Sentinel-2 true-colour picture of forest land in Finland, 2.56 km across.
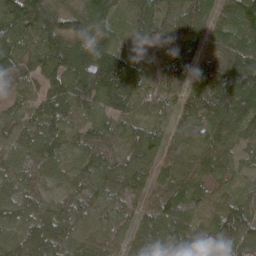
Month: May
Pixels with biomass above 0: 96%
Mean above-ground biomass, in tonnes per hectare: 78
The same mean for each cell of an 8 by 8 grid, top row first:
141 98 101 95 96 80 70 103
94 104 110 82 61 96 53 112
70 79 87 149 79 80 100 167
46 94 74 86 55 52 109 135
59 95 56 76 91 51 78 53
65 47 54 75 73 81 59 33
57 53 55 43 53 78 45 64
60 69 56 56 67 86 70 87
